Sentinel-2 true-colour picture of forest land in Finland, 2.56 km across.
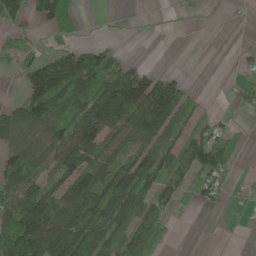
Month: May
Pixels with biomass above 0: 59%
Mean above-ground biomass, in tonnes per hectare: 63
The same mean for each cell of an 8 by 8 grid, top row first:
68 83 29 1 1 3 0 3
43 20 64 34 0 0 0 9
11 140 108 116 119 59 0 19
87 115 86 168 140 105 16 13
67 84 123 75 67 53 101 8
106 71 132 108 116 61 60 6
111 107 113 117 85 29 12 8
169 135 126 75 62 3 0 0
